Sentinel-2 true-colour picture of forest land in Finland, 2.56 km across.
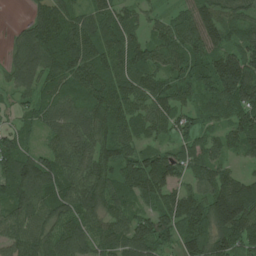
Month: June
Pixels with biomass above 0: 92%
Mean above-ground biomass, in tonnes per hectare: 101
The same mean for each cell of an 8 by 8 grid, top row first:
3 122 71 90 54 64 112 79
66 134 130 101 101 118 134 107
83 93 119 110 113 92 122 198
41 80 88 131 105 96 63 117
83 56 96 117 62 71 76 97
132 127 112 91 180 81 90 65
98 99 109 86 63 120 125 186
109 96 97 102 140 82 128 131
